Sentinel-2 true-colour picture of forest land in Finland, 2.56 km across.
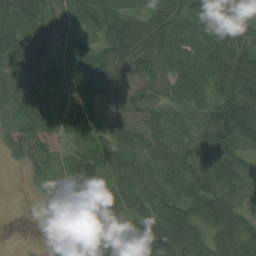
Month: August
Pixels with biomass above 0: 90%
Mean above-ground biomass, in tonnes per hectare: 65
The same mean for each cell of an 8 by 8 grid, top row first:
85 70 62 76 52 46 60 54
109 61 73 70 72 49 64 71
78 48 77 69 48 70 54 105
56 43 45 39 43 50 60 147
41 26 46 62 50 78 109 94
0 20 44 46 39 75 93 82
0 13 51 77 62 80 131 90
0 8 77 133 97 83 97 130
